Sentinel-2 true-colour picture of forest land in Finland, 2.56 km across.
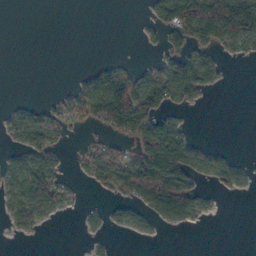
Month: October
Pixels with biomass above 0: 40%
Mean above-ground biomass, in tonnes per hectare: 44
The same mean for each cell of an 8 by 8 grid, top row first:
0 0 0 0 8 115 205 209
0 0 0 0 6 38 62 37
0 0 27 85 46 101 57 0
22 37 47 159 100 26 1 0
22 48 12 46 110 134 17 0
61 82 14 78 173 174 44 35
50 50 9 25 52 127 19 0
5 0 1 4 5 0 0 0
